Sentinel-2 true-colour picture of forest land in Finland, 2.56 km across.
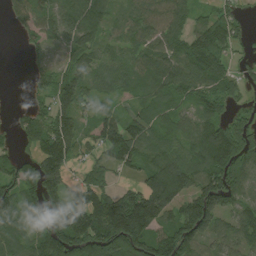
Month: August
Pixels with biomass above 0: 81%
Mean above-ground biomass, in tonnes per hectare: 90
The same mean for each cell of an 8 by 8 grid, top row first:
46 82 132 60 80 71 48 39
5 42 107 48 74 81 135 37
0 69 104 72 58 96 100 47
22 81 88 43 47 55 81 30
45 124 70 101 94 75 166 152
97 152 37 45 82 153 127 124
78 104 121 194 232 92 151 82
64 117 132 185 145 152 83 83
